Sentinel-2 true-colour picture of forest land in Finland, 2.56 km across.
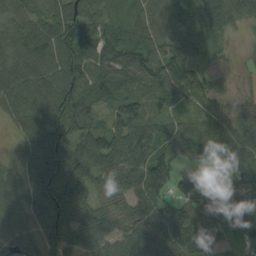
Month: September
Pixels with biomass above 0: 93%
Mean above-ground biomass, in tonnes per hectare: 82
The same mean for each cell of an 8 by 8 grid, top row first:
59 65 90 67 62 69 88 55
71 85 116 97 88 74 56 6
64 84 104 91 95 105 55 9
54 111 107 66 91 55 50 58
26 99 92 102 98 85 89 103
58 103 98 87 123 84 51 78
90 86 82 56 88 98 97 139
93 100 76 82 101 115 139 59
